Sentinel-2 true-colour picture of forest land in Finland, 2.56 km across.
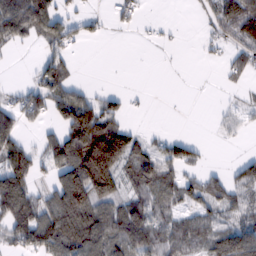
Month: February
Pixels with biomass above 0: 53%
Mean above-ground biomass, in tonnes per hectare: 58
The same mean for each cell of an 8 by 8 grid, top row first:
132 111 28 21 10 0 35 127
26 39 14 0 2 4 15 45
2 69 13 0 0 0 0 21
62 70 128 62 3 0 2 22
61 53 181 147 41 50 6 7
109 36 179 157 86 58 31 19
131 71 156 76 77 50 55 54
59 113 132 92 109 85 65 117
